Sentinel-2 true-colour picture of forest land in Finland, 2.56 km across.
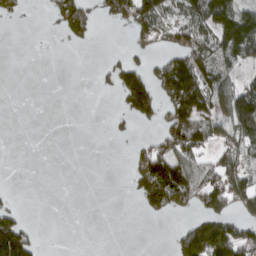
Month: April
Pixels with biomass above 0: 38%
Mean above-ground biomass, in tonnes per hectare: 59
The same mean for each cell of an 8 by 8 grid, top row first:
32 20 125 71 117 62 147 128
0 0 12 2 36 81 104 142
0 0 0 44 116 188 113 56
0 0 0 10 106 123 89 169
0 0 0 4 32 135 62 98
0 0 0 0 126 170 100 68
37 0 0 0 44 79 91 57
196 1 0 0 0 52 195 143
